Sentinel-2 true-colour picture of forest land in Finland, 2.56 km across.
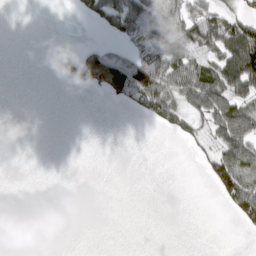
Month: March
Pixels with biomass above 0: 31%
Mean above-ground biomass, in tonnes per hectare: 38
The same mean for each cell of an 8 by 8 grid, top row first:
0 0 21 126 115 84 94 53
0 4 25 35 113 154 77 139
0 1 68 151 167 101 109 134
0 0 0 0 41 63 87 90
0 1 0 0 0 6 32 107
0 0 0 0 0 0 34 103
0 0 0 0 0 0 0 72
8 7 1 0 0 0 0 0
